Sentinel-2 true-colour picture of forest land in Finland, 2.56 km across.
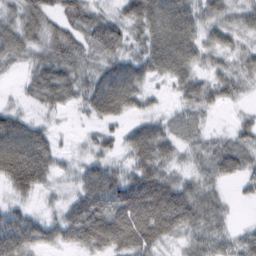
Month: February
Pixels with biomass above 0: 87%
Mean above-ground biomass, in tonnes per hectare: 51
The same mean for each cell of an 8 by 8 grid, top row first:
42 47 45 30 78 89 41 35
58 53 50 56 53 91 37 30
9 81 52 80 51 52 37 41
29 28 18 67 30 22 27 13
98 55 10 30 86 44 35 48
93 48 39 56 80 36 40 41
34 14 72 84 109 98 60 6
79 47 61 83 82 31 57 37
